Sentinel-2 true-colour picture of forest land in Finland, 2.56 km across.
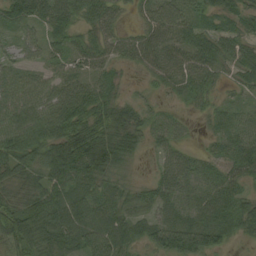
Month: August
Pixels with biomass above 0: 90%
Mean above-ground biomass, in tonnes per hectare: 51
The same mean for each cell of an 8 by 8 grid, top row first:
71 62 44 41 29 57 36 40
28 36 36 42 62 55 58 44
45 34 43 33 17 46 42 32
67 66 74 56 33 18 27 29
73 77 92 69 31 36 18 53
47 67 79 39 7 63 43 42
61 85 69 61 36 51 59 58
72 71 69 95 52 76 65 25
